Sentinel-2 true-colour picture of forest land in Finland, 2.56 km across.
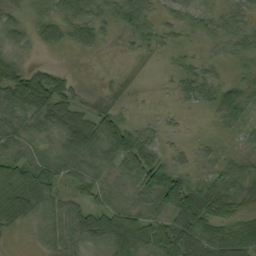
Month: September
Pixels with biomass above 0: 78%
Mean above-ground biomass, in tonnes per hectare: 40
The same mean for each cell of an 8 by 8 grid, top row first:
18 27 53 34 49 22 25 31
21 22 30 4 22 20 11 31
83 66 10 6 2 25 38 26
38 57 41 36 2 9 17 55
37 17 57 89 50 8 11 15
65 53 46 27 68 62 27 57
78 45 44 51 41 89 75 31
6 28 43 74 58 97 76 84
